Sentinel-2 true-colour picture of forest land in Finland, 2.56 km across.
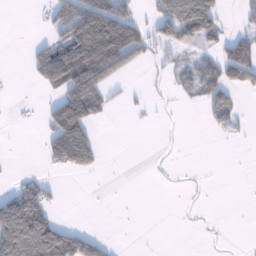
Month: January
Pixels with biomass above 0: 33%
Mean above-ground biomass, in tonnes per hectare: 46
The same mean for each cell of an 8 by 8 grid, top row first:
0 40 142 115 26 120 102 10
0 59 130 190 59 43 26 94
2 93 160 59 7 30 86 70
3 54 161 18 9 3 44 32
0 55 189 0 0 1 0 4
16 16 25 0 0 4 1 0
125 64 0 2 0 1 2 0
148 163 101 9 0 0 1 1
